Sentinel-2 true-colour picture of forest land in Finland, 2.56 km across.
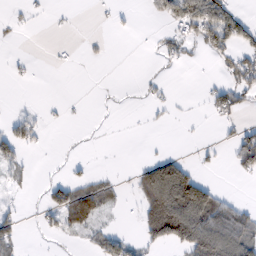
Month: February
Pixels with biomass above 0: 29%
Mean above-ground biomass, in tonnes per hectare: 27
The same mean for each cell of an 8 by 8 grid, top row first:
6 7 1 7 8 64 110 31
1 2 4 3 2 29 44 53
7 0 0 0 8 1 4 55
6 7 2 3 4 5 18 26
60 5 2 0 1 0 9 55
12 5 14 8 51 107 8 17
12 35 66 18 35 134 99 29
35 8 13 45 32 96 140 87
